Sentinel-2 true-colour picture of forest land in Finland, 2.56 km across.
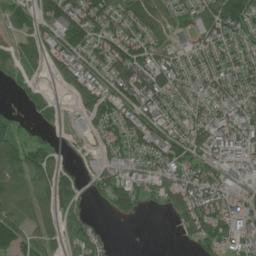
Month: June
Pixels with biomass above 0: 74%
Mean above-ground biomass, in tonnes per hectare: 79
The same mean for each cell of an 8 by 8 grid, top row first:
68 96 137 109 142 85 109 130
56 66 92 101 114 59 88 74
47 20 91 103 134 95 85 89
24 40 55 84 107 80 89 75
94 52 19 66 101 109 102 81
99 101 62 68 47 84 74 67
85 89 56 52 20 94 124 70
137 90 96 23 1 9 89 70
